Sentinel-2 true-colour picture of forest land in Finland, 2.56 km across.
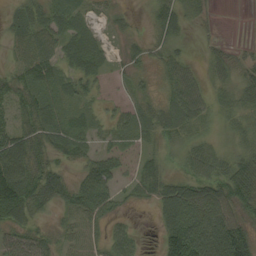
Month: September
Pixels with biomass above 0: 81%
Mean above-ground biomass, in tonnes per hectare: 37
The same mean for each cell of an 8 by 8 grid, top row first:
24 33 18 13 5 42 10 0
27 43 36 10 16 18 10 5
43 48 38 9 12 41 21 25
48 49 22 18 21 38 24 27
77 45 35 19 15 19 24 21
95 63 34 46 43 24 45 67
90 28 56 36 6 86 85 50
43 29 34 38 8 107 108 107
